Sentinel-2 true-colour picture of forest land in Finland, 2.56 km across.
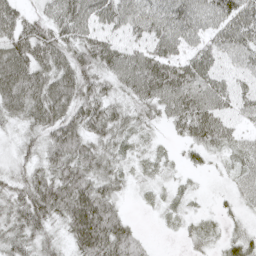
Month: May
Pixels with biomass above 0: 89%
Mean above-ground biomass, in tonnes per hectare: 49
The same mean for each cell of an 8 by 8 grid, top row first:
52 44 67 60 65 65 53 67
70 72 61 54 48 48 40 57
82 67 69 53 87 83 57 27
56 75 68 54 42 55 68 29
27 60 67 44 21 14 50 34
34 54 71 45 17 10 10 33
49 70 100 52 6 15 7 22
47 38 77 94 21 5 21 30
